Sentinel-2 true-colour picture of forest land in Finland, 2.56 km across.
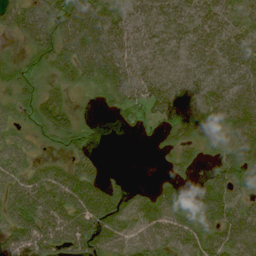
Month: August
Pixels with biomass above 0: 80%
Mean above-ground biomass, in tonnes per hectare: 48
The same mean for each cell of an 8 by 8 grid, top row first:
44 54 69 44 46 45 43 43
10 47 66 62 46 37 51 55
41 21 32 60 60 50 66 70
29 51 11 13 29 64 61 67
38 15 29 0 4 39 30 43
52 57 83 14 0 24 36 44
81 82 88 78 57 56 67 48
81 90 93 69 47 54 53 64
